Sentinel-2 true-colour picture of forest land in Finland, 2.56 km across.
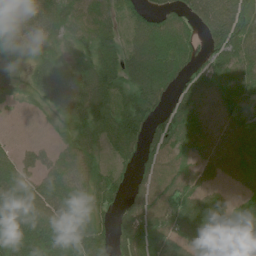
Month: June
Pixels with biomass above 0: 84%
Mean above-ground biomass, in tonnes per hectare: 61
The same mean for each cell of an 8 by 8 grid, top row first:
74 70 65 47 44 59 93 86
46 31 49 52 93 108 39 69
20 68 81 63 91 59 57 61
10 30 77 71 71 66 53 59
15 16 65 69 52 63 58 67
74 51 72 59 37 54 40 51
86 70 75 44 70 80 75 30
73 74 80 54 103 74 53 40
